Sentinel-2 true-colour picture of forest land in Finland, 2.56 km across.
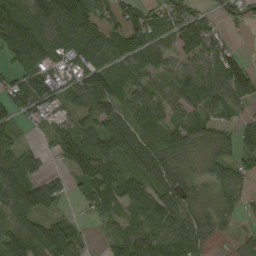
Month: August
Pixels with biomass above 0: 81%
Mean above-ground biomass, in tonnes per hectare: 84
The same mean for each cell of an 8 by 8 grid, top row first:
96 171 208 57 79 90 48 40
136 111 134 62 81 68 104 21
71 104 99 78 59 79 115 157
84 62 62 76 119 68 86 43
48 40 140 113 65 78 65 97
102 44 88 90 73 87 60 91
108 69 23 58 92 114 37 59
91 142 67 46 80 122 54 35
